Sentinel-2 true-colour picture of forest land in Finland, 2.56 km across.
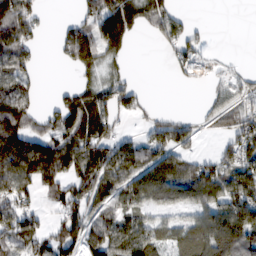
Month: February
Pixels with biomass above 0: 64%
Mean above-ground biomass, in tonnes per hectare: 75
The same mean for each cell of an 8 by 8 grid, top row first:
136 13 41 138 80 57 2 0
98 3 116 69 0 67 24 0
88 0 26 49 4 27 50 36
134 42 123 79 37 14 34 75
206 130 110 100 73 106 4 93
181 136 112 108 103 121 95 107
93 30 94 72 61 52 83 119
71 82 98 111 92 68 116 96
